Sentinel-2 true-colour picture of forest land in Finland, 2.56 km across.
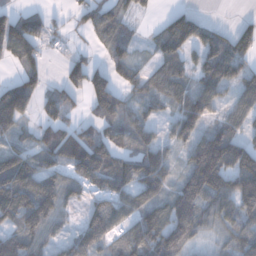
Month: December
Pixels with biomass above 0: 72%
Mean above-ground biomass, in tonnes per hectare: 78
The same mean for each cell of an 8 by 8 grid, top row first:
43 39 47 74 17 36 5 11
101 22 17 56 16 94 84 78
59 26 82 86 59 87 89 61
154 64 26 101 51 74 86 76
47 90 123 93 64 58 60 92
179 97 88 154 124 44 104 168
161 129 40 93 101 100 81 116
112 67 81 65 138 109 32 79
